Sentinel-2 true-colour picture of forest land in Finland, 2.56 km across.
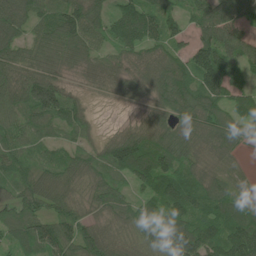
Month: June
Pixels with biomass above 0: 91%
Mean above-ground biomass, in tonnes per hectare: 76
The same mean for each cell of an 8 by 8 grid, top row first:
105 66 97 64 111 56 94 132
80 76 74 55 86 46 116 121
80 86 22 52 78 109 119 56
70 97 51 2 29 79 95 88
68 42 40 73 101 100 88 50
57 68 66 58 99 81 74 29
66 62 48 68 48 91 77 61
56 107 90 58 67 138 110 122
